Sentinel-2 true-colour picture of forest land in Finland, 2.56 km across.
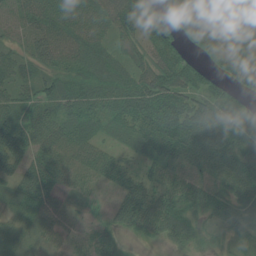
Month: July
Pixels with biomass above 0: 92%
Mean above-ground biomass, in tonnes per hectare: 65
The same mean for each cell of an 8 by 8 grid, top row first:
45 69 71 84 109 85 90 54
38 78 70 48 57 72 77 90
61 58 61 70 80 101 73 81
65 46 73 62 100 121 111 79
77 73 77 33 64 106 124 75
57 69 59 65 46 59 68 90
44 46 15 32 85 70 68 56
39 30 16 30 20 44 20 36
